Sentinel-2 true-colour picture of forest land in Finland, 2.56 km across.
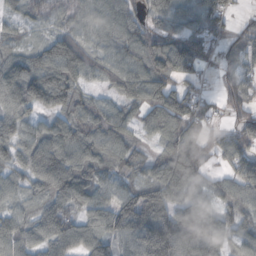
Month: October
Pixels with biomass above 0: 89%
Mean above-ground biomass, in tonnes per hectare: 86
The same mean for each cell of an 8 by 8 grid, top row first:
36 52 63 72 60 60 97 18
49 94 113 70 93 108 69 62
107 152 94 72 112 91 22 63
90 72 108 75 69 120 51 57
93 122 118 88 37 106 61 72
56 134 127 70 70 136 53 69
56 92 86 100 145 108 100 78
91 94 95 91 136 150 109 61
